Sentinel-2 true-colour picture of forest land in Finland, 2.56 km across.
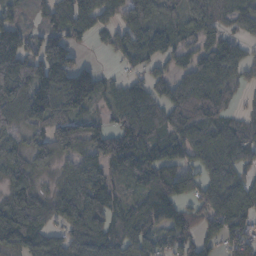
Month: November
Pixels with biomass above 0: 83%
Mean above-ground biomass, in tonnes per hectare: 85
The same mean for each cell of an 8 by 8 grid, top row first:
39 65 107 58 93 49 92 60
70 127 38 50 91 81 76 49
122 183 159 35 58 80 100 51
83 143 95 49 103 106 77 42
46 120 139 125 135 95 78 96
74 51 81 83 127 92 70 59
118 79 126 69 76 69 71 81
86 71 101 84 87 77 53 85
